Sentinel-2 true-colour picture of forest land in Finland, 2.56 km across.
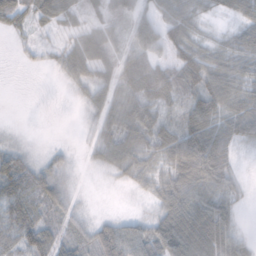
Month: November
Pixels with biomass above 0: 78%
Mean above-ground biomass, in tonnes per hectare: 41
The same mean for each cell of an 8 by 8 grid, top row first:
39 42 26 32 45 58 21 35
5 11 38 35 62 75 39 56
0 1 29 35 62 48 63 51
0 0 7 47 54 31 72 46
14 6 6 55 54 79 83 25
83 57 8 19 38 61 73 16
68 47 18 6 16 78 65 20
57 50 29 69 68 83 80 36
